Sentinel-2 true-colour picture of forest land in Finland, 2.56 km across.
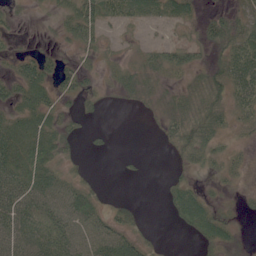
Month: June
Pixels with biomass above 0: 62%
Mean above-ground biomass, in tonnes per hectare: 27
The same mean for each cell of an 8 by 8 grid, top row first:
7 10 61 34 23 30 22 25
6 8 25 9 18 41 25 44
37 37 29 15 31 13 26 60
33 41 16 1 7 33 40 30
52 53 11 4 0 33 43 13
53 41 13 0 3 14 15 15
57 42 56 19 6 44 40 12
57 45 51 53 18 1 37 11
